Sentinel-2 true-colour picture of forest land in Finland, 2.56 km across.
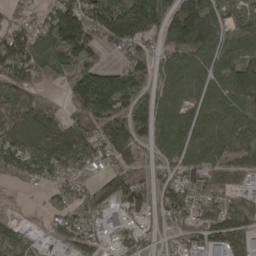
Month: April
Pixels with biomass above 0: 87%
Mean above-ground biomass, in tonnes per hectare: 120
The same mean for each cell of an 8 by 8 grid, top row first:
78 99 210 171 248 206 244 82
147 169 234 98 102 185 185 135
167 41 227 138 125 121 134 185
152 101 96 135 105 113 121 142
138 144 137 149 89 125 136 133
68 80 97 107 85 99 92 77
11 56 126 92 115 112 111 85
61 30 90 47 67 68 111 79
